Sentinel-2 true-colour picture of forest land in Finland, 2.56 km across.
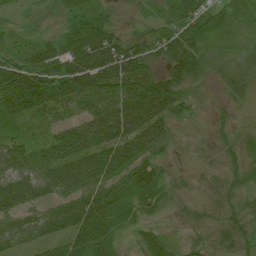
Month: July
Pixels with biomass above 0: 92%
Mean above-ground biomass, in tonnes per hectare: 52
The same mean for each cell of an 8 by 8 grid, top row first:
14 17 56 24 18 45 50 21
37 55 99 87 52 69 28 11
97 94 106 97 90 63 19 24
67 51 40 75 98 50 12 12
40 36 84 90 81 21 14 31
63 77 95 68 82 14 14 28
69 69 92 86 48 15 24 29
57 69 72 55 47 17 23 37
